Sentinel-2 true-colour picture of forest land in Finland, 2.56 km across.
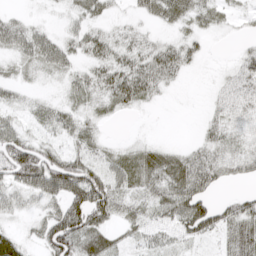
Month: April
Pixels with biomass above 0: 72%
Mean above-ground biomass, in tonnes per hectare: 36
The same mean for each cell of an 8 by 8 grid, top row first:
17 5 24 15 25 37 30 15
41 52 36 38 32 37 8 12
17 11 27 54 62 18 2 44
23 31 24 17 7 0 14 40
71 31 26 9 14 6 31 30
75 96 88 44 37 63 75 35
30 33 98 51 26 76 68 47
28 61 60 27 26 31 19 58
